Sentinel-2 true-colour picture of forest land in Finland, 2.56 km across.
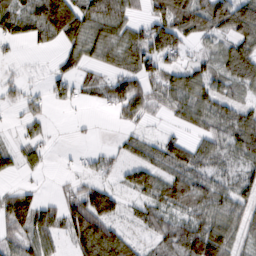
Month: February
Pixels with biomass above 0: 70%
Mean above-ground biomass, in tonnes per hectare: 58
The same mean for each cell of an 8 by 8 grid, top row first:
102 152 106 90 32 135 95 114
16 26 62 63 85 67 23 75
21 24 39 51 64 76 64 68
17 23 3 24 45 57 86 70
26 21 4 9 38 54 51 83
24 8 23 22 68 63 53 42
107 47 101 69 56 66 77 56
54 65 108 94 28 79 132 38
